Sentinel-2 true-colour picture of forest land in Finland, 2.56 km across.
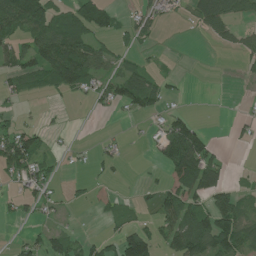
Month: July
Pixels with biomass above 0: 44%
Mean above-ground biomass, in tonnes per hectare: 42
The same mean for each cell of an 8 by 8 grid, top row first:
123 106 88 39 33 10 75 39
51 103 92 36 15 0 3 31
45 65 82 60 62 10 0 13
16 4 0 12 42 22 1 12
98 20 3 13 3 122 57 8
43 33 4 12 5 80 102 4
17 25 5 16 12 88 77 61
12 45 28 36 95 91 105 97
